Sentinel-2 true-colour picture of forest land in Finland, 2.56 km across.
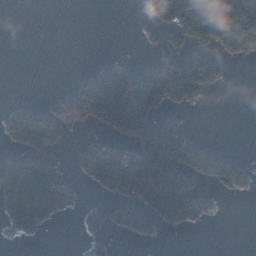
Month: December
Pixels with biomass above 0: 40%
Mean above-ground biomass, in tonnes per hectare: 44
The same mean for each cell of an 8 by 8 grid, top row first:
0 0 0 0 8 115 205 209
0 0 0 0 6 38 62 37
0 0 27 85 46 101 57 0
22 37 47 159 100 26 1 0
22 48 12 46 110 134 17 0
61 82 14 78 173 174 44 35
50 50 9 25 52 127 19 0
5 0 1 4 5 0 0 0
